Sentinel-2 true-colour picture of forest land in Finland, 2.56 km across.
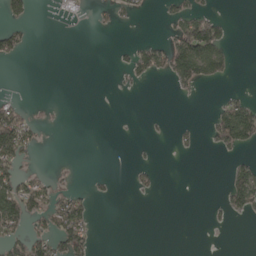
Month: April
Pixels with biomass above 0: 22%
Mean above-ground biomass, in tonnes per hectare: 22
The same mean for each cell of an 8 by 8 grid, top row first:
31 2 3 18 8 33 44 0
38 0 0 6 29 85 121 1
0 0 0 2 16 45 45 1
47 3 0 0 1 0 8 80
104 1 0 0 4 10 11 56
64 16 2 5 11 0 0 54
97 57 51 0 0 0 6 35
55 58 57 0 0 0 0 0
